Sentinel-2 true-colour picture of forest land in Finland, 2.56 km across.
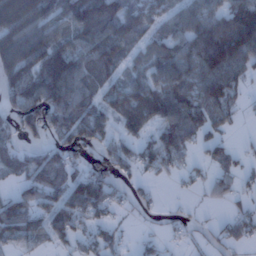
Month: January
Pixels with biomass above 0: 72%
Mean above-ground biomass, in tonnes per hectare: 73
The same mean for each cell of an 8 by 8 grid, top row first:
107 95 121 119 71 58 78 112
105 120 78 106 60 88 140 141
91 114 95 61 78 103 115 67
70 108 112 87 117 114 92 28
39 54 71 72 67 103 56 12
46 84 59 63 31 27 35 47
94 76 89 59 23 10 13 23
74 59 48 45 21 13 34 49
